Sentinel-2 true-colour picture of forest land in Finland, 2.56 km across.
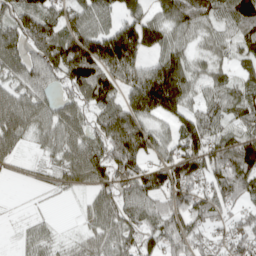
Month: April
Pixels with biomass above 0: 80%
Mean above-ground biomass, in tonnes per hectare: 78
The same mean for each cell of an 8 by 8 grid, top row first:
99 92 63 56 70 87 71 98
92 132 106 131 103 69 42 57
72 82 137 103 160 132 57 50
106 73 84 101 110 94 71 79
59 44 99 141 117 78 96 104
6 23 67 81 91 102 85 117
1 3 13 87 92 82 82 46
11 39 28 65 67 75 53 66
